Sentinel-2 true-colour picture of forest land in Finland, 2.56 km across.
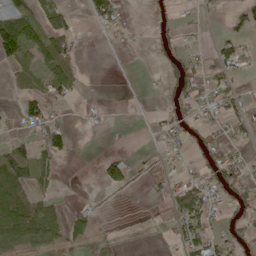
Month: May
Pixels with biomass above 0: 38%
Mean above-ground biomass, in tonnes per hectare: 25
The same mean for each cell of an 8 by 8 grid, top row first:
63 39 6 44 2 19 7 35
79 53 12 1 1 25 12 28
13 48 18 0 1 36 38 17
16 40 2 1 0 28 18 32
29 48 1 0 1 10 30 23
57 26 0 62 13 18 36 43
70 46 13 1 1 47 46 35
47 43 20 4 0 15 51 26
